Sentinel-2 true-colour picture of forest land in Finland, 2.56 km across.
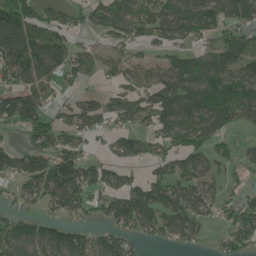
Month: June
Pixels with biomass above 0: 69%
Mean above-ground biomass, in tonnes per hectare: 81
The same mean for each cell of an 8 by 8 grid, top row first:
130 61 40 123 96 124 112 103
131 105 49 62 40 62 58 124
77 73 46 33 72 112 117 121
184 71 98 69 79 141 125 100
34 67 52 44 61 81 67 28
80 115 110 55 41 90 73 26
42 54 73 86 109 106 65 70
118 111 89 91 39 57 24 68
